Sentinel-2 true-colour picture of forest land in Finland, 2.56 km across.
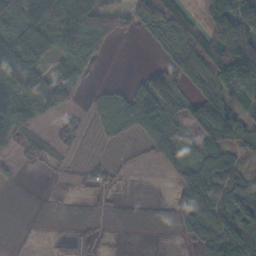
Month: November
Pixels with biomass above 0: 60%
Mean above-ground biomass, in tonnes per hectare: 42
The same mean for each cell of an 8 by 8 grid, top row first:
64 94 129 54 67 55 62 102
76 21 93 8 2 27 74 143
141 97 53 3 35 39 50 93
66 67 12 35 77 36 90 44
19 16 19 8 21 42 43 56
5 2 14 17 0 32 50 43
0 3 1 6 0 26 54 84
1 1 6 1 0 7 53 74
